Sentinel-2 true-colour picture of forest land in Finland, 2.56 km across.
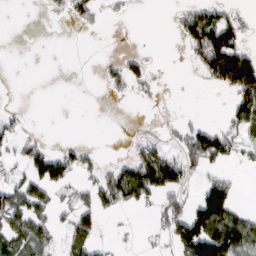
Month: March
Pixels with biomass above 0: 36%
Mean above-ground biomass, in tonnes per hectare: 35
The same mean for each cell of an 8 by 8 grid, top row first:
0 9 30 7 0 20 65 25
0 0 0 2 2 3 118 71
0 0 0 27 35 0 37 149
11 0 0 0 2 4 0 61
29 15 18 0 29 24 98 36
22 79 27 62 116 75 28 5
69 34 43 39 21 54 139 25
60 33 43 6 3 79 153 95
